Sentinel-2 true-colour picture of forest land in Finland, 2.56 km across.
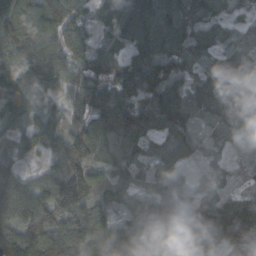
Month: October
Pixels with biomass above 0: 96%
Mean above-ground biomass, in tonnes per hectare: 136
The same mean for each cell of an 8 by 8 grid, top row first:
186 188 107 127 193 136 80 54
165 162 136 94 190 156 90 99
155 135 128 151 201 149 117 109
119 105 124 209 159 183 119 150
92 132 186 123 94 117 62 86
111 125 160 93 68 65 63 45
198 193 171 123 131 122 111 167
200 226 227 202 150 139 111 160
